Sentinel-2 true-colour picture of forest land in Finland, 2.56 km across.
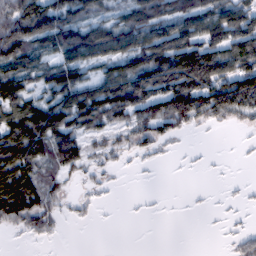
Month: February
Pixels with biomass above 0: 64%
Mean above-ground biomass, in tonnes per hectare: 68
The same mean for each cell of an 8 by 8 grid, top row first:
112 127 78 53 112 115 116 122
113 55 125 100 114 154 126 133
81 61 83 102 149 175 145 132
95 108 98 98 94 131 104 89
122 105 85 34 47 15 2 4
124 41 27 12 3 1 3 2
107 58 17 3 3 1 4 7
4 18 0 0 0 0 0 31
